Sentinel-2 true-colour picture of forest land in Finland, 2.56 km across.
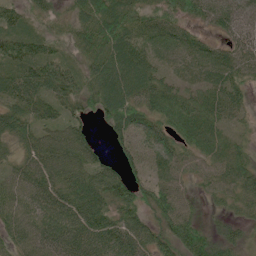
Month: June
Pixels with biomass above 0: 90%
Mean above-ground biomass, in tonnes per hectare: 54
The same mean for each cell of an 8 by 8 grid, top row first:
42 32 45 80 48 52 44 42
67 42 42 76 58 51 34 47
68 80 53 84 75 32 48 45
62 39 41 72 64 77 66 29
47 60 63 30 72 61 62 29
47 63 62 58 43 53 44 63
56 56 65 54 56 76 16 35
43 61 64 62 63 82 61 34
